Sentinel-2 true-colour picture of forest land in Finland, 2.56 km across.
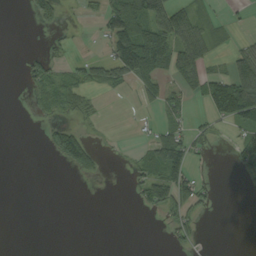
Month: September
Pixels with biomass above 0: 33%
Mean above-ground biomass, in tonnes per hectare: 37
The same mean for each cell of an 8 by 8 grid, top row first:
0 55 9 84 135 104 25 6
0 19 3 64 168 106 60 33
3 64 46 66 80 57 86 119
0 26 25 0 8 40 45 123
0 33 105 4 20 98 21 54
0 0 24 0 51 94 9 22
0 0 0 0 20 75 22 0
0 0 0 0 0 29 3 0
